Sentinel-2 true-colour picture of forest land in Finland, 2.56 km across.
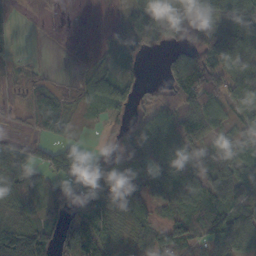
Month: October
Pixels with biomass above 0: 73%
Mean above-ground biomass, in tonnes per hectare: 54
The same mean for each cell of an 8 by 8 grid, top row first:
12 1 0 6 90 56 115 104
11 1 0 31 40 27 78 95
21 22 18 44 17 79 103 65
15 93 24 36 34 77 84 47
38 55 36 33 110 75 39 54
75 47 115 90 70 57 50 64
36 41 75 80 59 64 83 63
78 60 87 49 53 64 77 51
